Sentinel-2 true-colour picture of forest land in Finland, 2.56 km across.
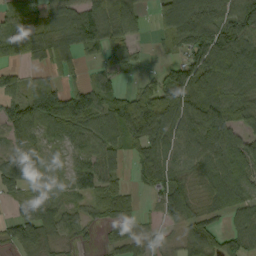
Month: September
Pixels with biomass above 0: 79%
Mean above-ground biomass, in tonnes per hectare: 75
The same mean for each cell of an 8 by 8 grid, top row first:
71 72 77 82 28 164 126 138
98 88 84 82 15 42 131 132
46 43 17 49 17 72 100 96
89 124 95 88 114 114 122 83
64 44 63 76 104 93 107 63
97 53 73 46 69 85 57 70
40 96 36 53 13 110 41 70
89 84 36 28 40 24 97 93
